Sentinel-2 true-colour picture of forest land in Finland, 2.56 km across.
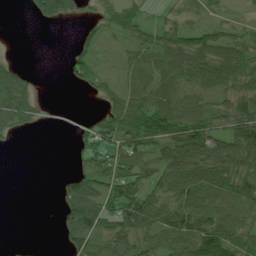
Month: July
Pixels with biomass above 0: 69%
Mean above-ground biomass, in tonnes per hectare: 53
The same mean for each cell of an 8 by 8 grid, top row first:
0 54 13 45 37 38 27 16
0 0 21 14 51 98 97 77
58 0 34 23 63 79 97 82
63 4 2 59 102 86 63 82
3 0 27 57 73 107 100 116
0 0 41 73 68 94 108 103
0 0 90 73 96 81 82 67
2 0 57 67 58 82 120 72
